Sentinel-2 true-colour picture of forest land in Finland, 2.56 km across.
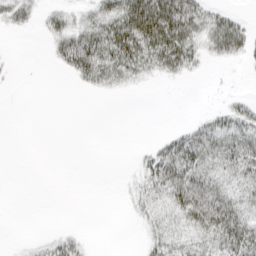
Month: March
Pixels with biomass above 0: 44%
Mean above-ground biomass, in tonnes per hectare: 18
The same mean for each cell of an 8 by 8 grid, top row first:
26 16 15 44 83 68 25 9
0 10 62 58 55 56 21 26
1 0 20 28 13 9 1 1
0 0 0 0 0 0 7 20
0 0 0 0 2 28 34 34
0 0 0 0 22 41 29 26
0 0 0 0 18 32 47 28
1 8 9 0 10 22 24 46
